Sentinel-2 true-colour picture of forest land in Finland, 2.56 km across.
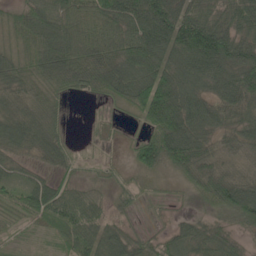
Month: May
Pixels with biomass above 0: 85%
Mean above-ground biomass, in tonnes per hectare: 63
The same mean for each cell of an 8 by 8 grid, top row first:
44 82 99 109 110 98 74 76
40 97 100 80 111 95 137 96
58 74 79 98 106 104 82 97
60 72 0 9 79 132 72 69
53 55 3 4 66 106 49 58
34 33 15 11 19 28 82 45
35 92 78 28 7 5 41 118
11 20 66 70 30 45 53 26
